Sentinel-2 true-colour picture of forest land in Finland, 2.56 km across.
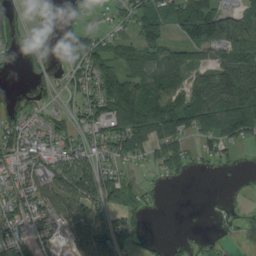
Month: August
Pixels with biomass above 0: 64%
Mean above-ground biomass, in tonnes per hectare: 68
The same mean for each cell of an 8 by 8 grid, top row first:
66 39 14 29 86 80 152 62
53 35 84 56 80 54 103 75
2 17 67 107 80 72 85 121
40 40 54 112 121 133 123 131
110 72 69 84 93 89 58 50
99 101 129 74 21 34 6 6
100 107 105 77 45 0 3 7
82 85 96 109 23 12 11 8
